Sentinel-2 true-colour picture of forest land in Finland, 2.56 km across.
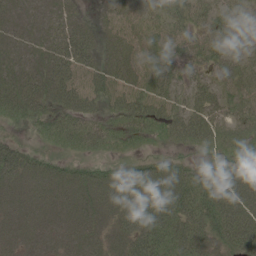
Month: June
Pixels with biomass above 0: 83%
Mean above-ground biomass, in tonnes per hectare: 36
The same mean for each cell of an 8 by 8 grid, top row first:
22 22 17 21 20 37 38 29
18 24 42 29 22 22 47 22
31 36 26 33 22 26 26 39
35 33 39 26 45 31 41 39
30 17 36 35 27 24 31 38
47 39 34 38 64 50 38 44
33 32 39 41 80 59 55 57
31 30 38 34 63 50 44 51
